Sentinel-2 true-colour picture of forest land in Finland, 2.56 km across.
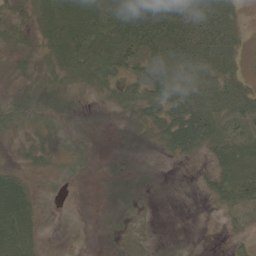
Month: June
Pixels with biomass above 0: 85%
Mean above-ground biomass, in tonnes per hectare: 36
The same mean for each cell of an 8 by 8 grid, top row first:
29 48 66 77 101 94 78 17
28 32 61 62 63 99 87 33
13 21 29 42 60 81 69 38
34 28 9 13 43 70 79 64
13 18 18 5 12 68 50 43
33 12 9 12 7 4 22 63
78 6 5 10 6 2 6 35
56 7 6 7 6 3 1 16
